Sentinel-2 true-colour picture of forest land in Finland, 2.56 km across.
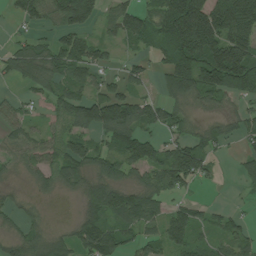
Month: July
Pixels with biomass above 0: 73%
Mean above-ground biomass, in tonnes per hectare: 79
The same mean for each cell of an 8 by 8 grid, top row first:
40 63 132 63 76 202 195 201
48 61 103 39 45 164 190 170
36 84 70 42 43 121 139 136
41 37 121 176 97 68 32 36
58 54 73 78 102 78 65 33
24 55 77 80 63 129 39 36
32 10 36 127 126 49 29 10
47 67 84 99 52 69 34 57
